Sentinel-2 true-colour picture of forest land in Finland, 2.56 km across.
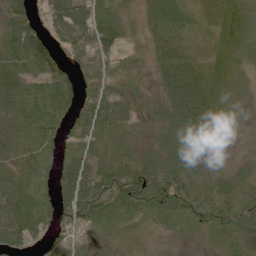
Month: June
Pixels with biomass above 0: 92%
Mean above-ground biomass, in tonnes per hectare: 61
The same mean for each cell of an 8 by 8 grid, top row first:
93 52 93 76 42 67 24 67
106 72 67 70 28 59 23 56
86 84 57 50 23 115 76 31
77 108 76 82 26 80 72 15
71 65 60 57 35 54 27 7
63 48 88 92 97 74 34 33
81 59 125 84 76 73 75 62
76 54 38 16 11 12 27 54
